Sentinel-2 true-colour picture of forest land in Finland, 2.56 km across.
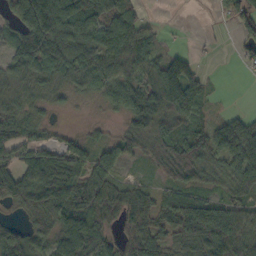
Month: October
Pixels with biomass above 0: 79%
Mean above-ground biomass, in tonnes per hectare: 60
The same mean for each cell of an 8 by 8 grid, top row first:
62 128 98 81 31 0 2 58
71 116 77 83 66 10 4 17
41 37 41 63 55 98 25 1
38 24 5 22 97 88 20 17
57 39 32 32 53 68 81 96
90 112 68 47 13 58 44 66
31 125 84 72 71 95 98 58
82 70 108 52 88 51 108 85
